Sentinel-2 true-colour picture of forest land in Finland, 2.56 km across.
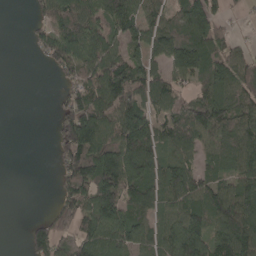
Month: April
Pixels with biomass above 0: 72%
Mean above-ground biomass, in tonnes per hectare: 82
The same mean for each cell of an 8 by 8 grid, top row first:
0 77 105 121 76 65 120 17
0 79 120 80 94 137 105 31
0 4 81 136 111 61 111 73
0 3 157 117 114 73 142 86
0 10 171 113 145 85 76 100
0 3 139 168 125 100 63 99
0 21 99 133 72 61 99 126
0 116 101 98 70 103 126 149
